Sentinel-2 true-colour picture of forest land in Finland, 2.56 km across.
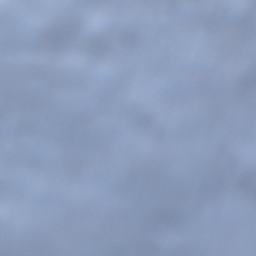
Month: December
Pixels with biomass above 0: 73%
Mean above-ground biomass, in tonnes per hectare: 80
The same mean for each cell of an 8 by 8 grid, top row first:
80 117 104 67 37 49 70 79
100 117 184 129 20 50 73 146
117 123 118 69 54 14 67 44
103 70 80 73 71 17 58 5
153 135 98 93 106 58 85 28
120 145 86 80 74 90 52 114
56 83 84 125 101 99 34 0
66 94 101 98 94 75 16 0
